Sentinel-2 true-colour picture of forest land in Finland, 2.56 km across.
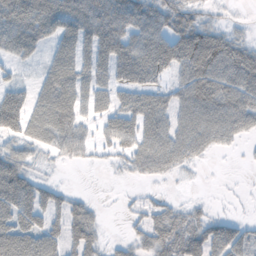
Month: November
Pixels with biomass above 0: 67%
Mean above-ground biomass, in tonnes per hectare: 50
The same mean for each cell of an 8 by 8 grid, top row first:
100 81 80 94 70 61 19 5
55 31 63 86 68 45 84 34
28 57 61 56 45 35 87 84
100 83 47 52 79 59 88 93
46 42 42 39 73 76 57 17
36 12 0 3 26 16 0 0
66 58 41 0 22 31 12 1
78 57 69 11 44 74 76 57
